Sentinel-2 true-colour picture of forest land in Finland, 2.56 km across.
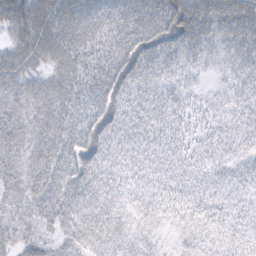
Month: February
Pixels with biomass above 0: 94%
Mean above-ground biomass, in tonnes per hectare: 44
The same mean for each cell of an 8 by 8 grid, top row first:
67 60 70 57 65 77 61 67
51 59 60 55 70 60 32 40
53 40 49 68 49 28 8 22
50 51 41 64 40 35 17 23
57 55 67 42 31 25 22 25
52 55 67 39 33 29 24 21
43 52 68 45 34 37 33 18
40 38 61 44 28 14 25 24
